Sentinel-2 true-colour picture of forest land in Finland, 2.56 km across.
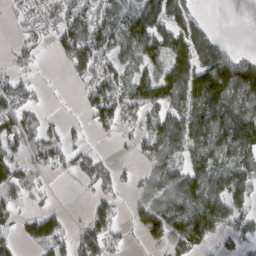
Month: March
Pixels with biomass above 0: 65%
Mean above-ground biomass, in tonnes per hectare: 64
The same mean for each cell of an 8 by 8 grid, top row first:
30 54 77 78 90 73 7 0
26 28 120 79 104 110 87 6
45 5 41 78 69 114 147 132
62 15 15 89 67 63 125 107
49 78 23 9 59 98 103 112
53 21 48 43 47 109 105 80
29 19 2 49 81 115 140 61
30 75 52 49 38 62 44 57
